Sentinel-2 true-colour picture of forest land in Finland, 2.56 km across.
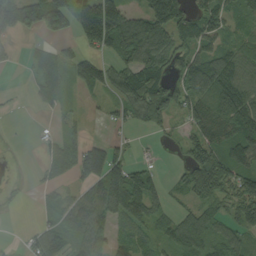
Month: September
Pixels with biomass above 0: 68%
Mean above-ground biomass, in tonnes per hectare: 69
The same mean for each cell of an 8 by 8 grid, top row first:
106 131 135 153 102 131 72 56
11 30 54 109 139 95 67 61
1 66 51 82 118 74 135 116
2 19 18 36 99 69 110 140
2 26 59 39 8 27 114 89
2 26 67 78 66 30 128 81
7 34 111 111 76 26 64 76
7 90 72 49 47 82 73 58
